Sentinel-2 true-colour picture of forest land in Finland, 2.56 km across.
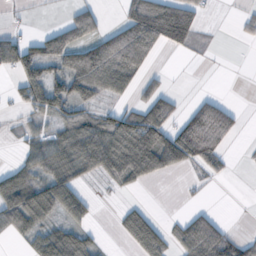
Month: October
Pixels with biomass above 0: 49%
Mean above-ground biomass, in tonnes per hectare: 49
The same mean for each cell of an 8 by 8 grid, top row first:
4 1 6 3 119 88 10 17
86 79 82 109 120 28 10 1
42 94 89 92 33 1 0 0
12 66 35 36 82 38 119 18
12 58 78 107 114 108 134 7
61 63 42 46 61 11 25 1
66 87 52 3 23 1 15 0
20 78 56 3 79 44 115 46
